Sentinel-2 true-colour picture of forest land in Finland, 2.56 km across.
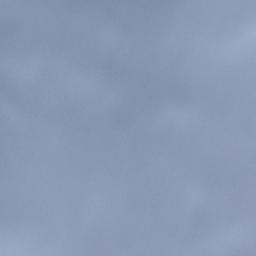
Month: December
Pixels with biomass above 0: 85%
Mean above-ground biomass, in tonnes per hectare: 92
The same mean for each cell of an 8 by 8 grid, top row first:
65 47 81 61 86 164 61 105
95 104 128 112 92 100 87 84
81 96 91 116 117 125 70 38
91 111 89 178 115 144 137 57
68 71 114 79 119 110 104 110
38 56 118 48 99 78 128 81
66 69 66 22 125 93 105 43
151 65 104 56 95 79 74 114
